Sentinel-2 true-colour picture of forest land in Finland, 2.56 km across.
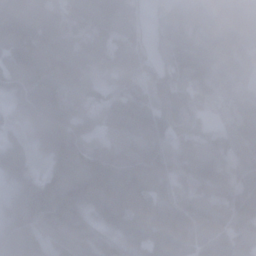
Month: January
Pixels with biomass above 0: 95%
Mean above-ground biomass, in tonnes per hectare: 125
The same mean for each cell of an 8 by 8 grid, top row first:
184 163 108 130 63 103 129 124
164 153 133 119 98 161 119 119
105 148 150 97 96 125 130 106
57 170 138 145 171 136 77 133
97 142 155 84 138 102 123 129
102 97 183 145 145 97 131 110
101 134 119 152 126 138 125 145
155 78 84 74 112 153 123 126
